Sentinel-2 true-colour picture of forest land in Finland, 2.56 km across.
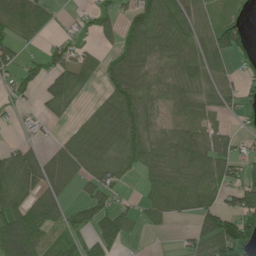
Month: June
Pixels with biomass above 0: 66%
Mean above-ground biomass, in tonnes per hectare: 60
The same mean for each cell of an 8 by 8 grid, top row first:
89 43 14 40 80 84 45 39
39 33 40 32 77 69 66 59
46 69 72 69 59 55 58 37
15 29 19 80 79 48 54 40
24 17 69 73 86 89 87 27
84 65 50 60 39 80 88 60
113 87 48 61 39 59 67 95
186 72 55 94 5 9 79 122
